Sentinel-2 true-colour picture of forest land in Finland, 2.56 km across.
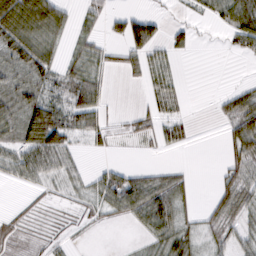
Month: February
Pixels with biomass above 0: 57%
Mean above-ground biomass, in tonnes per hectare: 29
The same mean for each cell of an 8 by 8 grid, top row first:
90 66 17 29 42 5 23 72
59 38 24 14 57 20 1 29
37 42 44 9 20 19 0 4
46 73 59 9 15 20 1 54
42 85 12 15 9 22 0 50
29 30 17 36 32 23 1 41
6 10 12 39 70 49 13 29
17 15 4 0 16 54 21 26
